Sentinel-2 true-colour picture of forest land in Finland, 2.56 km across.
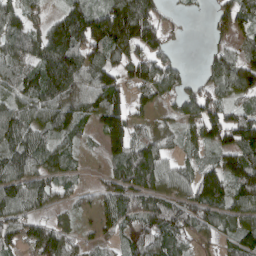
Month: April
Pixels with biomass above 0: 81%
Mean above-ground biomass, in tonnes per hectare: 98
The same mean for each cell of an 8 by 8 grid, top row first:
89 55 140 185 173 10 21 106
87 183 138 175 125 27 23 59
97 164 139 101 120 95 60 131
116 117 110 162 49 56 118 72
128 74 37 100 103 35 96 143
119 84 27 66 151 75 111 187
108 56 33 75 111 110 126 101
81 136 43 41 131 104 57 91
